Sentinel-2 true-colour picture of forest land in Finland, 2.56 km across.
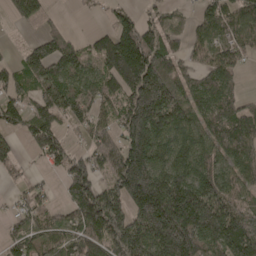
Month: April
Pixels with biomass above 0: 78%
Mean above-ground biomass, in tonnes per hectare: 114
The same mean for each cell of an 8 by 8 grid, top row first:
73 31 6 52 44 27 97 126
19 97 63 176 193 65 92 88
84 117 119 132 215 117 97 42
91 124 89 76 231 136 105 106
32 107 28 85 236 132 109 156
23 20 139 119 248 145 140 110
36 59 142 150 220 218 181 124
72 82 140 153 173 250 153 186
